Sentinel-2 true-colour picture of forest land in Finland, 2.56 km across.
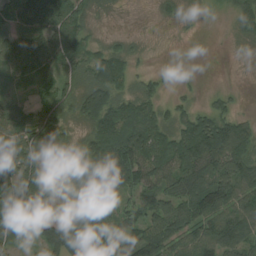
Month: August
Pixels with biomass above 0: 76%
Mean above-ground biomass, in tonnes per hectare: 70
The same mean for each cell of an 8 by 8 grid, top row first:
60 127 68 7 0 14 3 54
96 93 95 42 7 0 0 4
68 45 62 118 30 3 0 0
58 73 65 129 105 47 58 26
76 48 42 142 140 122 172 125
97 80 84 115 96 86 108 124
85 61 84 34 78 87 113 90
48 86 112 71 79 65 86 94
